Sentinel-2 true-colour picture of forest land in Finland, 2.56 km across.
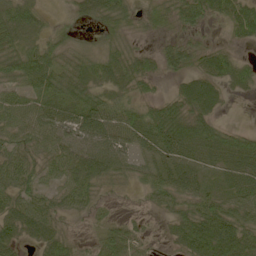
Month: May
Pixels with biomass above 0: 85%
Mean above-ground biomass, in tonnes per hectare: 45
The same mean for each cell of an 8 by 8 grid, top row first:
55 13 26 46 22 50 43 58
55 48 28 34 13 47 32 13
48 69 63 41 46 25 56 33
59 61 67 56 44 52 47 1
48 53 53 59 48 70 63 53
58 39 61 47 31 53 27 61
51 49 39 16 13 41 60 57
43 50 18 69 24 32 83 65
